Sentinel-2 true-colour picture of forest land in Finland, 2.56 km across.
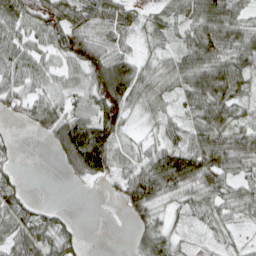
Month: April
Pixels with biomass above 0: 80%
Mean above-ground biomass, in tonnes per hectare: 63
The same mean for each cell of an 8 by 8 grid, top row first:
72 62 92 86 39 56 91 50
63 51 110 71 29 46 96 77
72 56 63 169 73 69 94 79
38 80 73 95 46 34 89 46
14 19 151 92 31 65 97 80
29 0 44 50 101 123 98 51
79 28 0 3 96 37 63 60
73 77 30 0 62 45 23 21
